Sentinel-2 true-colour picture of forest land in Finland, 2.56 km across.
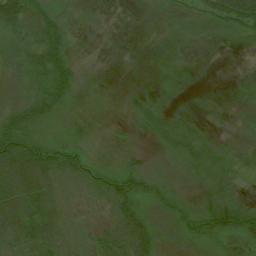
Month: July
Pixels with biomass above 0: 77%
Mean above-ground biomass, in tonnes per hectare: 26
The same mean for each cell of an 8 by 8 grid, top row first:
61 36 3 3 5 18 35 73
21 49 4 2 1 3 7 5
10 42 13 1 6 6 2 7
43 38 4 2 32 13 5 6
67 39 18 8 6 36 25 14
72 54 37 37 50 17 28 24
80 52 8 36 40 30 26 40
48 54 13 43 52 21 28 31
